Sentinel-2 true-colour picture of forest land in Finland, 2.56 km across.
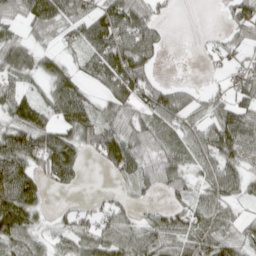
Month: April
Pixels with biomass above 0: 71%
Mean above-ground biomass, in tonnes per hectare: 58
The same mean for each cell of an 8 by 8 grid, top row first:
46 88 62 102 86 5 0 79
77 22 39 95 97 0 13 39
55 56 46 86 69 8 9 40
81 63 106 61 51 72 50 72
94 102 66 105 60 54 66 80
115 70 27 25 57 62 51 53
118 19 36 51 23 46 58 24
47 18 51 78 75 68 79 50
